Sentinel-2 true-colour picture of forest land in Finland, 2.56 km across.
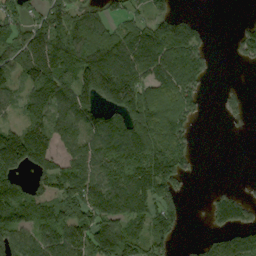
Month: September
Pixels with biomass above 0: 67%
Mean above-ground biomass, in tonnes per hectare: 99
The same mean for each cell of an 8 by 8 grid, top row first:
83 110 86 51 68 90 3 3
110 217 123 120 175 166 44 63
73 154 152 209 132 152 39 2
44 116 160 130 163 135 9 31
131 114 94 141 174 132 0 0
92 112 121 124 154 145 0 1
145 96 146 116 112 91 35 86
104 101 125 167 115 44 37 81
